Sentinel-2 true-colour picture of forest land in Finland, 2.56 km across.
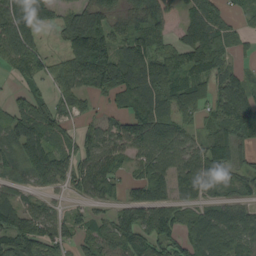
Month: September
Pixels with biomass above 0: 77%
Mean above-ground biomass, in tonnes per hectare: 69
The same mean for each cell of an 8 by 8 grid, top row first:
95 40 66 66 74 30 72 21
87 15 109 99 96 61 120 26
33 40 59 98 114 81 66 54
59 74 35 34 109 79 43 87
80 95 72 70 91 73 68 56
35 91 77 63 63 74 92 51
76 40 26 37 78 68 68 67
112 78 45 79 73 71 115 82
